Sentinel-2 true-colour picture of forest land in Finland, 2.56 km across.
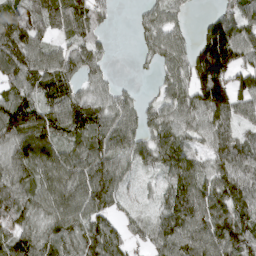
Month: March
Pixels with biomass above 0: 85%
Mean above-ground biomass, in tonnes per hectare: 86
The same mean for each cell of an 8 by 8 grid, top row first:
108 87 104 28 37 43 35 90
140 75 83 15 35 74 172 120
101 95 65 29 4 76 168 83
109 87 101 90 58 85 126 75
92 98 78 108 77 87 73 91
88 93 101 108 26 89 86 108
93 85 96 57 19 133 124 117
79 95 101 91 40 124 128 126
